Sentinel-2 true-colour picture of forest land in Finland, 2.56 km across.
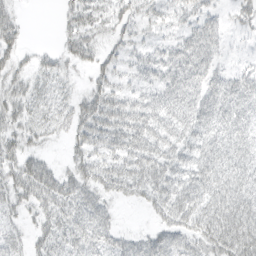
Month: March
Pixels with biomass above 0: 77%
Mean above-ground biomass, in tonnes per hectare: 37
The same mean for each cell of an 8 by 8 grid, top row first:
21 0 39 30 24 27 29 19
27 6 40 18 23 36 50 4
24 20 7 23 29 55 46 41
31 21 36 47 52 54 54 51
29 11 30 43 56 47 49 54
43 46 42 45 56 53 63 55
27 34 42 20 15 66 59 72
24 30 41 32 36 48 51 76
